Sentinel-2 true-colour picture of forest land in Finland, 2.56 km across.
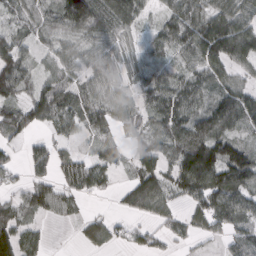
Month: March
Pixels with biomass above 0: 78%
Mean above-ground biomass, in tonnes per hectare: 65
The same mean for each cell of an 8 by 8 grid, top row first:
32 56 147 102 41 88 95 83
69 35 43 51 56 78 132 116
90 45 45 40 73 69 77 44
73 74 57 64 53 92 79 99
29 40 24 41 64 83 121 63
23 43 82 33 84 83 141 99
60 63 23 10 56 33 87 83
110 24 28 46 41 30 27 67
